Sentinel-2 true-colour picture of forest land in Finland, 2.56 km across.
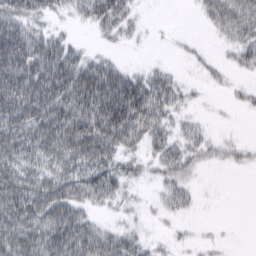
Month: March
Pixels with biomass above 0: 67%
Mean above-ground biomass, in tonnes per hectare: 40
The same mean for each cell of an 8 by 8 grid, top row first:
55 32 28 57 7 0 26 50
76 57 18 10 3 5 5 36
79 86 84 66 41 18 12 9
72 80 79 96 69 24 3 8
74 72 76 60 34 32 25 15
68 60 70 59 16 34 3 2
78 73 50 18 8 25 1 0
67 81 81 44 19 9 8 0
